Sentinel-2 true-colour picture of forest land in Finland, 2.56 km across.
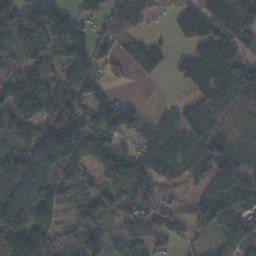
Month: November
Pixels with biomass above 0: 82%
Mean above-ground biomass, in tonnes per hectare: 87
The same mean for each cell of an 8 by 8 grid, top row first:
75 105 46 68 42 67 112 116
72 119 84 60 72 17 129 92
111 81 80 22 15 21 106 163
124 107 87 108 26 43 135 130
70 136 145 85 42 46 92 87
223 116 93 126 119 46 75 143
143 89 71 81 77 27 84 50
172 119 91 44 102 34 32 99
